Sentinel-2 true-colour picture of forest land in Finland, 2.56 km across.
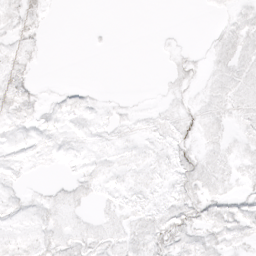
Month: April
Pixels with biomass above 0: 59%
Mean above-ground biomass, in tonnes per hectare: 6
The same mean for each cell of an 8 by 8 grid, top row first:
12 4 0 0 0 0 1 8
9 2 0 0 0 3 4 12
12 1 0 0 0 6 5 10
10 5 6 4 3 7 8 9
4 5 4 5 4 10 7 6
4 1 6 5 6 10 11 7
6 8 5 5 7 12 12 9
8 9 9 8 10 14 10 7
